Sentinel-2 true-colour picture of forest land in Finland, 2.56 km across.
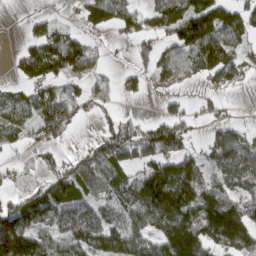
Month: March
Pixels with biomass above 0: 66%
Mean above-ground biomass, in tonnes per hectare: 79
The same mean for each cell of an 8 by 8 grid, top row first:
2 27 39 94 66 129 162 97
16 145 101 9 43 88 156 71
32 96 55 14 33 53 50 54
66 93 38 20 6 47 30 7
29 51 12 104 93 105 57 94
16 54 110 101 97 156 58 90
85 120 88 62 121 176 158 111
174 72 99 106 79 198 133 135
